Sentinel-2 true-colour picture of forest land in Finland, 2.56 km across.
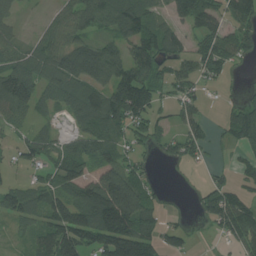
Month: July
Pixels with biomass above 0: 70%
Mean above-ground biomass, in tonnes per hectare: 86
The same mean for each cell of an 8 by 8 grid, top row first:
40 28 84 104 105 74 139 95
60 84 127 87 136 70 86 76
150 105 167 154 139 65 45 7
92 38 84 151 125 51 20 76
41 64 71 81 48 57 50 57
15 56 104 160 57 3 28 33
94 97 140 277 154 3 92 128
19 95 139 202 161 53 6 81
